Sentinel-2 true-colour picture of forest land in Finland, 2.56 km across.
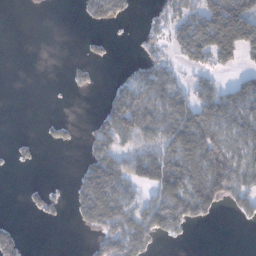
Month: January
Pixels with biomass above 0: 45%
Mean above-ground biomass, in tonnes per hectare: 57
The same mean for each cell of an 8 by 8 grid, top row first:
0 0 18 70 12 72 139 144
0 0 6 11 34 52 146 96
0 0 30 13 84 51 45 46
0 0 0 96 112 101 97 87
14 15 23 73 68 120 121 76
2 0 59 136 109 157 166 108
0 33 78 158 86 129 80 47
36 0 1 103 89 15 0 0
